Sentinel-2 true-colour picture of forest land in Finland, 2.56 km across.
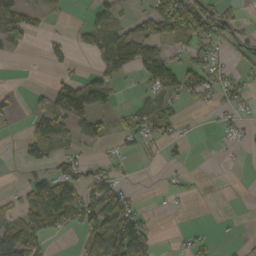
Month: October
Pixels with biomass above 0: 40%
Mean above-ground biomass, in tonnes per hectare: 36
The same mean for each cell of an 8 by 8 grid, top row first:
70 15 4 32 45 138 67 24
14 25 16 81 85 35 53 27
0 10 37 43 52 79 59 22
5 71 117 35 35 29 7 18
7 65 27 11 21 17 0 11
1 30 49 38 1 11 1 0
30 105 80 93 15 3 0 0
99 41 16 106 80 7 14 4
